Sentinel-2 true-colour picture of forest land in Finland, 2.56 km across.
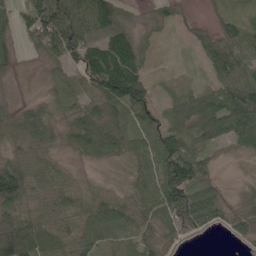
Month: May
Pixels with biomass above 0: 85%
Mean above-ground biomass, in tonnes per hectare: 60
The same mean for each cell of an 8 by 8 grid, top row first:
45 119 99 98 18 37 19 31
34 73 92 122 42 2 70 80
12 31 69 148 71 9 28 88
42 44 57 72 63 42 91 149
35 50 63 59 73 79 44 52
116 62 17 4 69 114 42 2
77 54 50 63 49 110 92 24
154 76 66 44 43 36 3 28
